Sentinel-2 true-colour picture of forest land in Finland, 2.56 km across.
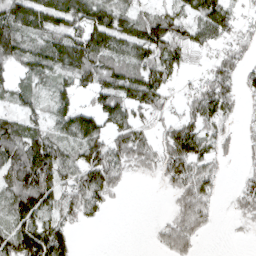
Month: April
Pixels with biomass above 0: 72%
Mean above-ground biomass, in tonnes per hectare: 68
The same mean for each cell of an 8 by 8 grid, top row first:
105 101 96 100 59 68 108 39
96 85 104 94 107 84 48 55
41 50 74 95 107 37 66 63
48 49 74 95 55 32 100 34
123 108 83 87 65 116 63 27
114 129 78 84 18 78 66 22
97 82 69 15 0 41 60 38
101 134 8 0 1 79 7 4
